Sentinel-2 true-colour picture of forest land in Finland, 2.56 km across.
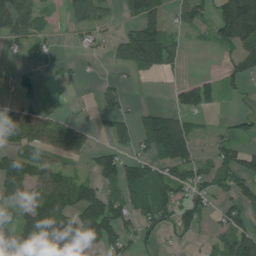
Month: July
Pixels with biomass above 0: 55%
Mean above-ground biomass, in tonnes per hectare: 71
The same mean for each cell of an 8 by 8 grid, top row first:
118 37 72 23 114 41 56 267
35 28 18 26 163 54 18 87
36 6 11 24 7 15 42 40
62 34 8 67 49 73 43 28
81 78 68 66 67 171 21 49
124 110 56 96 116 86 68 106
50 132 141 112 97 95 48 78
139 183 140 91 29 17 20 113
